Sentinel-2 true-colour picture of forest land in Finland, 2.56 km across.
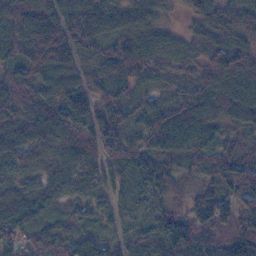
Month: November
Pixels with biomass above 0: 93%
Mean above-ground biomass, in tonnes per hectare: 81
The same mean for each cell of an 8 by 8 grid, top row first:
143 101 109 95 84 16 84 84
132 182 90 72 82 47 81 93
69 83 82 75 48 38 68 92
41 94 113 92 65 77 67 98
107 96 95 75 56 84 85 58
68 62 82 56 77 69 84 133
85 48 43 49 51 43 73 82
78 101 81 51 92 133 80 108
